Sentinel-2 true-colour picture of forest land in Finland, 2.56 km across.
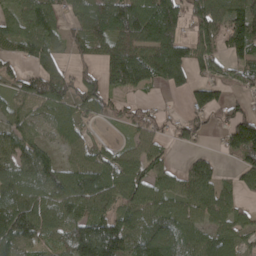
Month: April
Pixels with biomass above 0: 79%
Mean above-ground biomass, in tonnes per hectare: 85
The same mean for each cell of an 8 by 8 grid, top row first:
68 68 74 148 127 108 127 111
60 78 63 113 123 125 76 102
55 124 73 80 100 82 57 45
82 71 66 41 57 13 87 70
90 47 49 24 76 38 11 142
118 100 119 90 92 64 75 52
132 96 90 72 118 87 91 53
109 54 142 168 102 116 87 61
